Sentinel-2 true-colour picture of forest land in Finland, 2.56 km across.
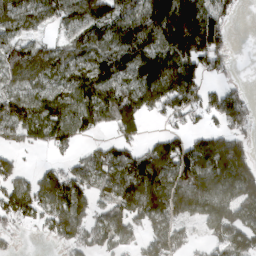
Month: March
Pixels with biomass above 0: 76%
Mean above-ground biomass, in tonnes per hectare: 104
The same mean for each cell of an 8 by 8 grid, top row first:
123 99 146 143 169 257 173 20
103 79 102 123 150 192 178 2
96 83 104 113 134 189 58 15
88 107 122 114 93 94 75 114
51 69 43 57 46 72 92 88
82 89 89 102 148 135 177 165
113 103 109 86 148 161 149 116
18 30 84 79 61 78 43 100
